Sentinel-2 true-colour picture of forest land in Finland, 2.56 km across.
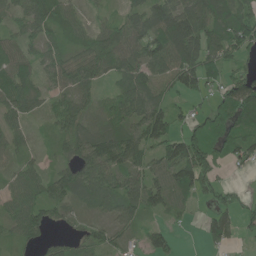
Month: June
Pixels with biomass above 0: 84%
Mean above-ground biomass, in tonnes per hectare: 61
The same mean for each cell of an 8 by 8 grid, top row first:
46 85 42 31 75 106 108 104
56 43 51 80 90 112 92 84
75 41 65 47 87 84 79 62
64 32 53 70 95 47 44 97
40 20 74 96 88 90 101 77
48 52 71 64 69 90 68 6
65 57 26 49 79 49 26 40
39 25 28 34 24 6 38 24
